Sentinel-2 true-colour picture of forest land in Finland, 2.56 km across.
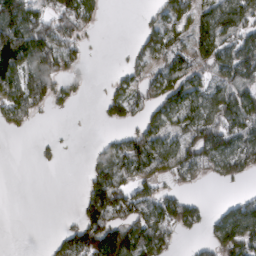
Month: March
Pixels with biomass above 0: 56%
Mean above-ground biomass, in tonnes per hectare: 69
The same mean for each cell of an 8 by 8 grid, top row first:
171 90 95 0 14 56 76 97
195 152 47 1 39 67 91 112
112 146 23 22 44 106 56 110
65 18 2 36 48 86 93 121
0 14 0 53 123 84 137 97
0 0 9 125 72 61 33 48
0 0 32 160 98 106 24 78
0 8 119 200 135 40 38 126
